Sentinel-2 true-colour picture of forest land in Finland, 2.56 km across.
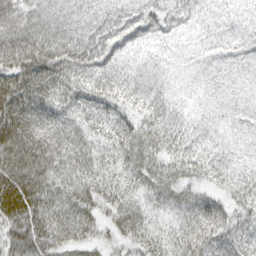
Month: March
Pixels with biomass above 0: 94%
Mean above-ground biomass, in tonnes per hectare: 45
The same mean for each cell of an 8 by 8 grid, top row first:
70 50 45 53 68 55 27 28
82 86 79 62 29 17 28 46
63 72 46 41 36 13 20 25
70 50 34 30 33 29 20 29
76 70 45 35 45 38 26 23
71 59 47 31 39 34 29 36
85 58 52 34 30 31 50 40
67 61 39 24 41 37 42 40
